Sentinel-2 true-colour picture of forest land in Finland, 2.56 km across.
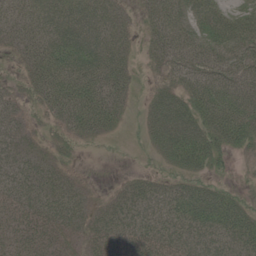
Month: June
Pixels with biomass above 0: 80%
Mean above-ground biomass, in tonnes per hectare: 41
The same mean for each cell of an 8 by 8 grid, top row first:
42 60 60 42 23 48 45 39
24 62 71 59 16 52 53 54
15 60 69 75 9 34 62 51
24 34 79 55 18 68 66 71
32 17 18 4 10 75 60 40
37 35 8 2 20 30 28 5
39 43 32 26 40 43 67 45
38 34 21 41 47 41 39 44
